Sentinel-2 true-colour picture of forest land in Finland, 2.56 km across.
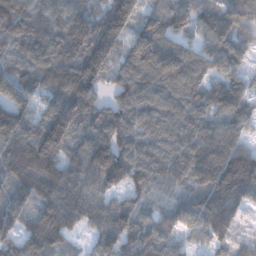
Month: December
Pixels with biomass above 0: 93%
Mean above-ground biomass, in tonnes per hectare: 132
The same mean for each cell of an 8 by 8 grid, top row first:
160 127 125 170 102 153 154 145
102 161 172 134 190 154 129 111
147 145 186 79 147 163 110 98
141 123 169 103 132 130 105 113
152 177 119 162 129 118 153 104
129 154 133 157 120 110 149 236
126 147 155 120 85 105 175 120
101 166 32 122 122 65 70 44
